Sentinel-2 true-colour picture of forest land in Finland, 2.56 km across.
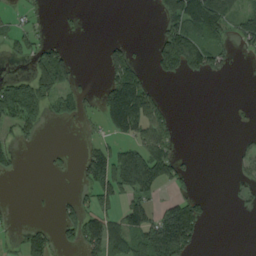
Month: August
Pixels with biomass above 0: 36%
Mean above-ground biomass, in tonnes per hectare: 48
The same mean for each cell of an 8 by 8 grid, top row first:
14 11 7 0 0 108 133 71
34 60 0 38 3 170 106 20
48 104 21 69 61 29 20 1
100 60 40 144 136 13 0 3
37 4 8 48 94 38 0 9
11 8 27 116 141 68 0 22
1 2 53 48 99 112 16 10
9 51 67 76 88 174 3 0
